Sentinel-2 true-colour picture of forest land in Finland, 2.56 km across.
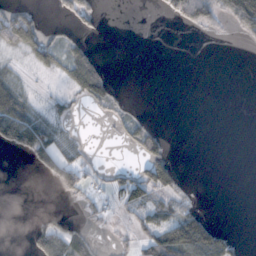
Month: November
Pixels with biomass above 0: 31%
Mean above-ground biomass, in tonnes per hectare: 26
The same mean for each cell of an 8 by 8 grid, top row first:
70 4 44 0 0 31 42 58
50 56 43 0 0 0 0 1
25 4 87 31 0 0 0 0
97 13 4 20 9 0 0 0
73 66 7 2 75 2 0 0
0 28 47 30 68 49 0 0
0 6 9 17 52 43 11 0
0 61 20 6 41 104 118 14
